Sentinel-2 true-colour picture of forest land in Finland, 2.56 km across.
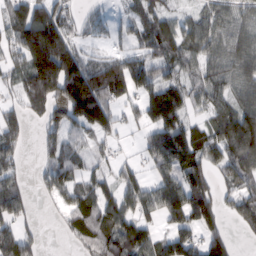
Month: February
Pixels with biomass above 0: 75%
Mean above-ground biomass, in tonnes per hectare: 92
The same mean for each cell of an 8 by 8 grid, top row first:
123 135 39 19 73 52 71 64
90 279 64 26 68 91 84 92
57 204 201 185 110 75 94 82
61 71 157 89 85 110 70 105
77 61 49 36 46 130 102 143
60 64 64 47 49 100 87 99
116 14 132 120 92 130 125 85
149 4 91 160 113 121 98 16
